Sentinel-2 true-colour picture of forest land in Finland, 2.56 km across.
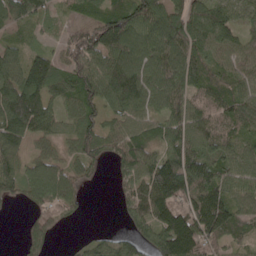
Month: May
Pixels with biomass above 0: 84%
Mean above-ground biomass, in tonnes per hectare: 93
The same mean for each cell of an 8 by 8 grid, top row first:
81 48 35 102 127 101 118 59
55 39 124 162 128 145 104 92
115 132 117 140 130 124 70 84
186 100 101 64 82 103 91 100
87 54 91 62 81 99 90 64
90 130 63 30 109 203 118 97
11 85 33 9 119 134 190 87
10 60 16 38 83 205 102 48
